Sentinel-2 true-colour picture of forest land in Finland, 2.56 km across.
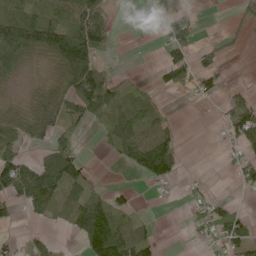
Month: June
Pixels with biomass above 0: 52%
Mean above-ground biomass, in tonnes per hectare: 52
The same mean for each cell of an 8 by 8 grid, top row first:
66 74 121 39 7 70 2 19
137 105 153 41 0 67 28 12
25 27 152 42 12 50 30 2
42 102 63 66 67 5 1 75
77 58 19 51 121 66 1 46
156 121 68 0 61 44 3 39
33 58 76 75 4 1 44 15
13 28 44 145 65 0 22 61
